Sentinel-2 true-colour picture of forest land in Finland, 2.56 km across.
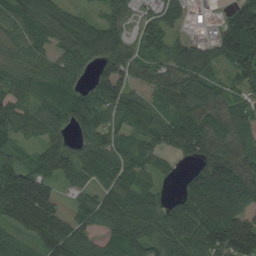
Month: August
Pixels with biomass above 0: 88%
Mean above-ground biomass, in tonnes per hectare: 89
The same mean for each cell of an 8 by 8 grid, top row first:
91 98 59 62 47 69 5 156
74 62 98 111 71 79 71 157
84 71 52 126 67 121 87 64
72 86 96 89 112 99 104 77
46 70 54 75 61 89 113 95
119 97 70 75 52 22 163 144
153 138 48 96 84 78 134 98
46 113 93 65 88 97 126 186
